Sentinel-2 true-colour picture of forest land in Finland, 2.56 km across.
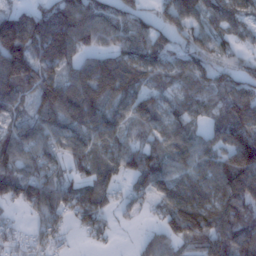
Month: January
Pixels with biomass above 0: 83%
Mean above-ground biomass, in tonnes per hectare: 77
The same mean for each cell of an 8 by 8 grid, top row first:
89 99 116 76 54 80 70 59
157 140 75 60 83 59 76 40
145 38 96 129 66 63 67 68
65 66 121 77 88 65 49 98
89 73 72 78 59 90 69 153
77 75 47 59 92 80 81 138
33 104 75 33 22 102 99 88
31 40 10 13 28 69 90 95
